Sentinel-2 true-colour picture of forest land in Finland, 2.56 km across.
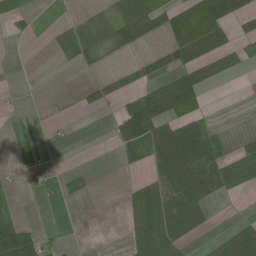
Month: June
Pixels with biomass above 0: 38%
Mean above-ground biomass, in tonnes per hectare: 32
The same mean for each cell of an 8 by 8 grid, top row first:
27 0 9 29 56 44 75 41
0 3 43 30 14 56 59 21
0 0 3 25 31 59 32 3
1 2 9 11 93 63 9 0
0 3 0 16 90 127 62 17
2 2 12 0 23 104 70 69
16 0 1 0 101 90 36 0
115 15 1 1 103 68 14 75
